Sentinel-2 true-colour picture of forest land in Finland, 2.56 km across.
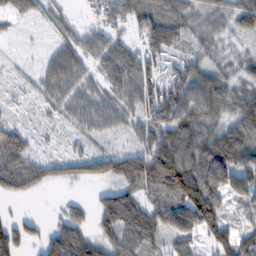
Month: February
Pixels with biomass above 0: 84%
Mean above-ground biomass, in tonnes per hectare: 73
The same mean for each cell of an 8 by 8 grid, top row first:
30 52 19 67 79 70 57 71
3 22 74 72 84 56 45 22
15 62 70 62 95 86 89 55
10 30 79 75 89 108 93 94
95 14 29 19 71 141 111 110
124 59 55 76 118 193 131 92
4 4 28 139 91 124 152 34
102 81 107 85 95 72 56 94
